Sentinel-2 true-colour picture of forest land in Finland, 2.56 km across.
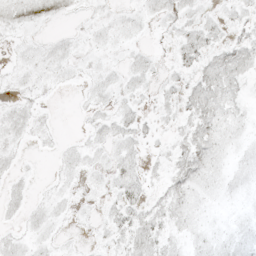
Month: May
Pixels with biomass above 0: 60%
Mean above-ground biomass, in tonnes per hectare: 7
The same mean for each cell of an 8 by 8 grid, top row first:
10 11 3 5 7 11 5 6
3 6 4 5 3 9 12 13
4 5 3 5 7 6 14 10
8 2 2 7 5 8 14 7
5 3 4 9 6 8 12 6
5 1 5 9 9 11 9 6
5 7 2 8 11 10 5 5
6 5 1 7 13 6 8 10
